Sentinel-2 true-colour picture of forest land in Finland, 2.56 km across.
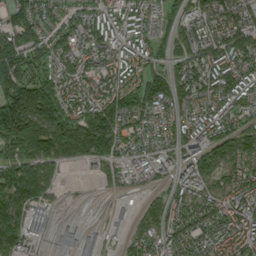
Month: September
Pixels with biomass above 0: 88%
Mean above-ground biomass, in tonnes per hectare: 114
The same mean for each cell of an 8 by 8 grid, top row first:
106 65 80 97 102 77 126 125
158 102 108 107 79 97 109 123
196 153 134 111 116 126 137 114
252 235 140 203 126 85 89 86
232 220 266 174 65 84 126 131
195 127 17 59 66 88 90 104
154 78 9 21 100 87 94 108
146 41 66 17 93 94 84 118
